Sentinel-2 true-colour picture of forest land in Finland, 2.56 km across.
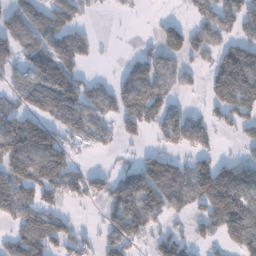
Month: January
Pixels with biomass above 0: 61%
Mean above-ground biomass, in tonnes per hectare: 76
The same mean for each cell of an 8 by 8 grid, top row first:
50 77 41 10 5 16 75 91
67 99 88 4 25 88 55 90
47 111 76 36 113 62 59 136
81 105 100 76 122 59 43 92
138 149 62 33 23 77 47 34
122 150 74 52 95 89 101 122
117 80 18 89 144 48 91 145
86 95 60 90 54 80 32 93
